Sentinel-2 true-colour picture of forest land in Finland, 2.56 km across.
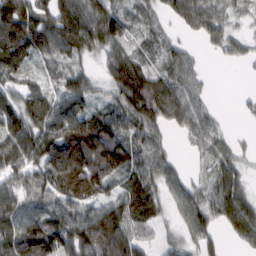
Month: February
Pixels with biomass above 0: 84%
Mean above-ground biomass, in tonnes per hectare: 72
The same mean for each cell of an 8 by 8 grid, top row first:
157 102 116 93 24 44 66 21
97 85 100 66 22 30 18 27
50 32 52 70 104 68 13 2
89 104 86 70 112 89 38 10
108 123 159 121 70 14 53 13
71 98 153 86 75 48 39 53
83 63 72 81 71 44 75 94
107 124 116 157 46 31 53 42
